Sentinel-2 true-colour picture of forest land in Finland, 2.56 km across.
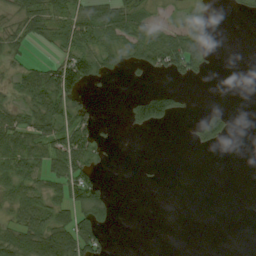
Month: August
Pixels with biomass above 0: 43%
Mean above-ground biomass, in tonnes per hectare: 33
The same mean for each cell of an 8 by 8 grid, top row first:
36 60 68 72 42 17 12 6
29 15 79 46 70 95 30 0
42 85 91 10 5 18 4 0
39 84 41 0 85 29 17 0
66 62 85 6 0 0 22 0
68 53 71 2 2 0 0 0
53 62 65 26 0 0 0 0
68 89 98 11 0 0 0 0
